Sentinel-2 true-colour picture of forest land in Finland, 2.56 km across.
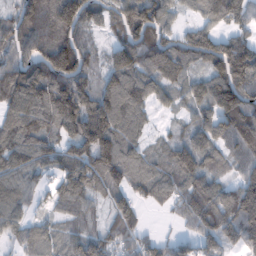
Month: February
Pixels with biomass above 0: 86%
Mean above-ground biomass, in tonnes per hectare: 89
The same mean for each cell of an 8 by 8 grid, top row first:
88 106 121 95 160 42 67 76
95 112 105 62 124 95 112 120
102 127 111 90 96 62 103 155
92 113 139 144 58 37 91 123
95 74 122 141 48 37 79 86
82 61 130 107 82 67 64 64
91 36 62 71 32 47 109 164
51 73 74 75 62 42 73 98
